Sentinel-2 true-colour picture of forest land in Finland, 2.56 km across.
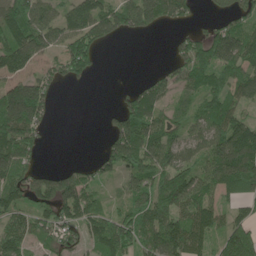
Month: May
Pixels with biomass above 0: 72%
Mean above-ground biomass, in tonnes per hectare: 88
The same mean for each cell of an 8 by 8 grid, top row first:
128 73 118 117 125 76 21 66
134 74 106 12 0 44 120 137
90 70 33 1 28 76 95 110
209 68 0 31 108 42 80 79
176 19 0 90 130 87 98 177
107 69 80 48 104 125 102 190
91 85 120 34 91 119 98 52
90 73 71 133 91 140 73 181
